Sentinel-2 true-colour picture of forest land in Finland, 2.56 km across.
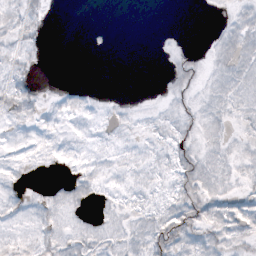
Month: October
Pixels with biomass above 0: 59%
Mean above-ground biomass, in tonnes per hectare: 6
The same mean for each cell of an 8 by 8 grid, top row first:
12 4 0 0 0 0 1 8
9 2 0 0 0 3 4 12
12 1 0 0 0 6 5 10
10 5 6 4 3 7 8 9
4 5 4 5 4 10 7 6
4 1 6 5 6 10 11 7
6 8 5 5 7 12 12 9
8 9 9 8 10 14 10 7
